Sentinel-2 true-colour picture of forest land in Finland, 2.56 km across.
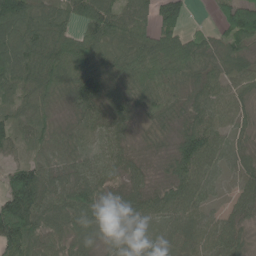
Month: June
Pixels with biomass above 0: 94%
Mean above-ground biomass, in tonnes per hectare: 71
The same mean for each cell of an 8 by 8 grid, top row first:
135 69 76 84 63 94 7 130
100 96 94 80 89 99 55 50
82 91 119 84 90 68 55 45
53 48 63 75 40 47 67 42
41 51 52 61 22 62 91 31
107 75 75 60 42 71 59 55
171 103 115 68 75 86 38 51
97 73 62 36 31 56 57 49
